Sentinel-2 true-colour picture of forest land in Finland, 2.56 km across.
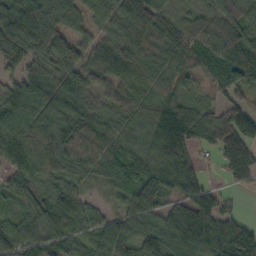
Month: October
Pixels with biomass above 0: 91%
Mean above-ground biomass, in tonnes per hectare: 85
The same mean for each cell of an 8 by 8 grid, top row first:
140 112 75 80 115 43 57 86
126 109 70 108 95 82 85 120
69 118 88 84 77 80 40 80
109 136 99 53 72 107 44 80
102 98 90 73 70 100 55 112
73 72 65 72 94 99 19 75
36 102 83 40 103 68 84 21
107 82 54 99 105 102 113 131
